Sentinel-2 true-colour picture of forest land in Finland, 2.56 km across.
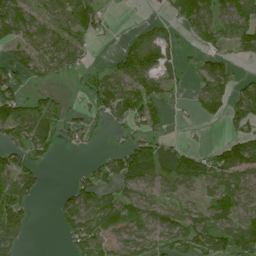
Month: July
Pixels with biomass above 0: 62%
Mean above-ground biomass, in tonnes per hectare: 58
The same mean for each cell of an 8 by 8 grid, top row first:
105 81 76 12 5 43 91 82
66 103 47 6 72 31 35 50
55 41 20 66 71 42 88 31
102 80 21 66 72 7 50 69
63 62 30 10 62 28 17 88
76 7 20 64 83 88 76 71
70 3 108 78 81 54 68 76
64 0 79 73 84 78 92 79
